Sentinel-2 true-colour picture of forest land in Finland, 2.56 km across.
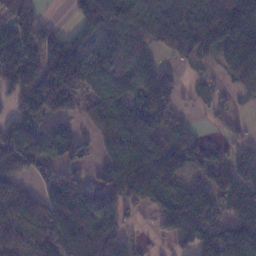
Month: January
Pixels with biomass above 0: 76%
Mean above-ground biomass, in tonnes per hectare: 119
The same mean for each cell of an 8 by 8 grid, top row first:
160 16 96 157 152 189 174 129
164 146 125 103 83 123 98 164
135 157 161 122 122 73 25 75
70 101 71 145 164 84 24 11
148 141 99 155 168 134 67 40
74 61 59 147 194 121 108 114
115 134 142 96 66 179 141 119
88 148 190 179 14 99 192 253
